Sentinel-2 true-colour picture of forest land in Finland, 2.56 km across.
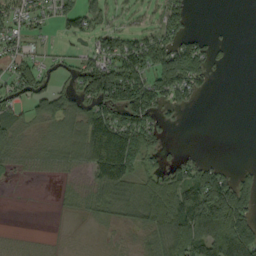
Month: September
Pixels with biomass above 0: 60%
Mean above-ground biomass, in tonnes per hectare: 55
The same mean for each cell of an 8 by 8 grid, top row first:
67 32 67 26 18 71 0 0
36 12 18 75 94 92 42 0
72 35 88 154 93 140 26 0
52 82 71 89 102 24 0 0
44 28 77 165 81 5 0 0
10 10 19 114 60 63 100 47
0 1 31 56 83 114 159 138
8 5 2 7 28 91 134 161
